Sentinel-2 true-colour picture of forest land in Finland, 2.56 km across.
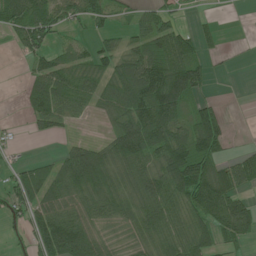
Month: June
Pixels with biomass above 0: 67%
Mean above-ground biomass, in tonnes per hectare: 61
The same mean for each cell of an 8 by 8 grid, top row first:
95 83 59 31 40 23 9 1
29 50 28 39 71 105 22 2
2 88 64 76 119 125 31 0
3 80 31 57 108 88 72 0
11 2 43 71 116 99 107 6
48 72 123 77 74 107 108 89
65 85 66 63 72 62 114 72
24 105 99 34 51 68 62 49
